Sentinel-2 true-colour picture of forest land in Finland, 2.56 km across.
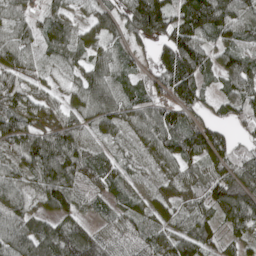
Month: May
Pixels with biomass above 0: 89%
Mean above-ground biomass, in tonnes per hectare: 79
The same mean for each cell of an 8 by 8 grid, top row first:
68 66 34 70 180 102 188 123
79 50 61 57 33 135 79 97
72 35 51 69 60 120 45 102
95 62 57 80 83 102 41 75
85 124 82 34 49 108 120 51
72 105 91 77 20 58 76 98
74 60 57 55 45 51 68 124
107 122 136 72 76 49 56 63
